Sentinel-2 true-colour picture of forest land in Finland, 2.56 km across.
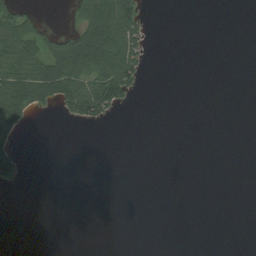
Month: August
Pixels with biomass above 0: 20%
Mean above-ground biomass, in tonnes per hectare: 25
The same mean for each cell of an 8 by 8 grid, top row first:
63 4 57 138 36 0 0 0
89 68 150 127 44 0 0 0
96 124 110 128 19 0 0 0
104 16 106 48 0 0 0 0
26 0 0 0 0 0 0 0
37 0 0 0 0 0 0 0
0 0 0 0 0 0 0 0
0 0 0 0 0 0 0 0
